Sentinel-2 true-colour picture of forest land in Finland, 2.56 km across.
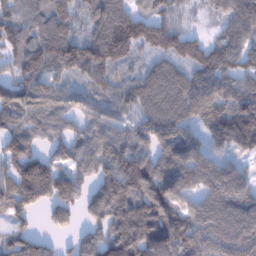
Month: January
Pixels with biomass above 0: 89%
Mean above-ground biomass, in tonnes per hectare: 122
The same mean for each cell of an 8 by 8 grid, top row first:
88 110 51 132 77 53 29 146
86 145 148 185 94 126 112 116
89 101 64 72 111 113 111 100
121 81 94 95 99 111 128 172
118 62 77 119 131 202 106 153
149 186 99 154 195 190 144 116
90 84 97 192 193 161 142 169
96 42 81 164 211 194 154 182
